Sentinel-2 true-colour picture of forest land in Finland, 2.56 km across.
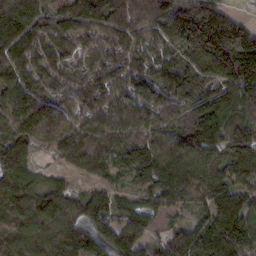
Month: February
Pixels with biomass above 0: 93%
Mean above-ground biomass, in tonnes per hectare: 132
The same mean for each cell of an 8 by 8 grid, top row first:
152 100 187 154 114 167 215 62
136 107 72 108 91 99 240 271
115 76 69 97 122 138 101 186
124 137 89 118 129 110 190 153
132 76 127 104 133 145 173 132
173 77 55 70 146 174 157 116
146 154 111 110 112 61 113 168
134 160 143 150 109 127 199 199
